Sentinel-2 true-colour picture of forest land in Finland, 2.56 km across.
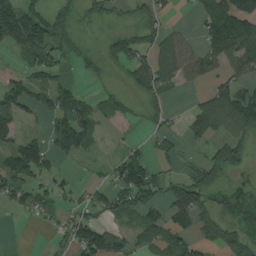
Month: August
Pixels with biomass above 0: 57%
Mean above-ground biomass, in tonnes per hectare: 59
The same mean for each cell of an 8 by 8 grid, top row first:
151 57 25 24 42 8 76 151
58 80 21 54 61 77 73 129
97 56 24 9 94 62 41 57
81 68 106 44 30 11 99 144
75 67 83 7 23 19 39 65
100 51 8 43 129 23 74 11
40 39 48 64 78 65 41 0
0 9 103 71 59 75 62 76
